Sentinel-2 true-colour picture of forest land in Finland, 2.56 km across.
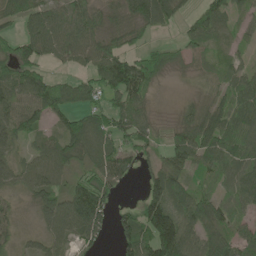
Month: June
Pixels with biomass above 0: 80%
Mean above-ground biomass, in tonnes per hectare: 63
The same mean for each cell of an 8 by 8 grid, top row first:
50 79 74 36 77 42 78 33
69 88 104 68 35 31 46 21
78 64 47 112 91 7 29 46
73 76 65 74 47 13 53 74
41 55 88 72 53 63 83 56
56 80 40 79 40 70 36 66
17 66 121 52 99 98 88 39
24 59 61 24 106 185 74 53
